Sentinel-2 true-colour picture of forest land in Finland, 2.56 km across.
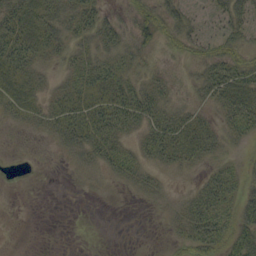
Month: September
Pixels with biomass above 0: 68%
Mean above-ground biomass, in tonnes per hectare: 25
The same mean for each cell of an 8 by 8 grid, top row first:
58 43 41 13 26 30 11 31
63 35 22 24 23 17 20 25
44 15 34 41 19 11 40 52
28 30 50 61 46 24 17 54
2 8 38 39 28 65 39 12
0 0 8 17 24 8 21 20
0 0 0 0 3 16 46 35
0 0 0 0 0 17 47 46
